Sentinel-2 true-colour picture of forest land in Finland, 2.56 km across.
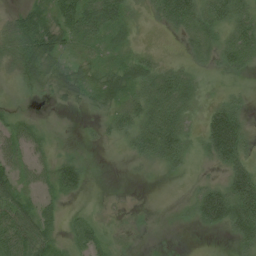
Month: July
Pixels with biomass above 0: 70%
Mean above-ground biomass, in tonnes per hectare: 39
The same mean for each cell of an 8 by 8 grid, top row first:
21 48 85 77 17 75 61 56
38 65 37 37 11 7 47 61
23 38 47 54 65 68 22 16
20 4 9 37 71 76 39 41
46 29 9 16 64 76 63 73
42 41 49 0 5 11 13 75
56 30 5 9 5 7 98 96
63 42 31 20 4 2 1 38
